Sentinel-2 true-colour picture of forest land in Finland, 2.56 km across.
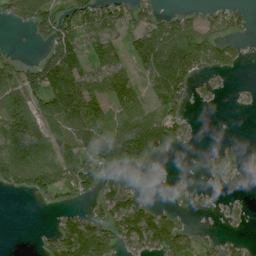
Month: July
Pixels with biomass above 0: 58%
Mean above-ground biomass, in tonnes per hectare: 74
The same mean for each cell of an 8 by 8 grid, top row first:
66 102 111 85 71 45 45 47
5 59 106 108 138 115 83 24
84 153 126 134 78 112 37 3
125 104 149 91 105 72 3 3
155 99 111 158 155 57 3 18
89 107 118 40 4 11 19 25
0 15 26 99 83 34 14 20
0 46 200 98 131 135 28 26
